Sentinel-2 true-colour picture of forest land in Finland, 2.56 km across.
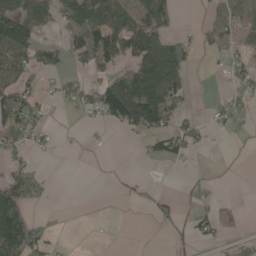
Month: May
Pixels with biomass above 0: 39%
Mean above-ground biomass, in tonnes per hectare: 37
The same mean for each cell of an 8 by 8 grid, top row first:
105 58 73 94 84 23 16 57
99 41 78 91 98 60 20 29
70 12 24 75 140 69 1 29
87 12 23 97 127 43 8 23
35 12 2 1 14 41 14 2
36 5 0 3 3 1 3 0
112 7 0 0 5 17 18 4
119 29 0 0 0 12 14 19
